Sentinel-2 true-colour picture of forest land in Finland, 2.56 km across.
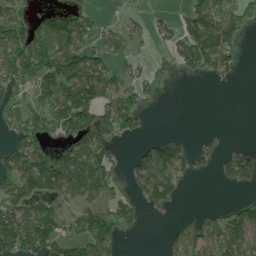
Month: July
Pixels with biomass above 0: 54%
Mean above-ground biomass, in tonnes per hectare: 61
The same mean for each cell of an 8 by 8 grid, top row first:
70 49 66 7 20 26 99 46
108 90 95 54 11 48 96 24
98 96 143 73 41 10 19 6
51 92 147 88 40 0 0 0
59 47 119 49 25 42 10 8
95 133 133 62 103 78 11 64
90 65 63 77 34 16 13 38
126 113 77 81 1 52 81 100
